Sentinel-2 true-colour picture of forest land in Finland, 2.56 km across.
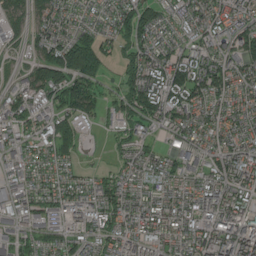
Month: July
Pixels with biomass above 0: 85%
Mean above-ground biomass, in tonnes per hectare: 70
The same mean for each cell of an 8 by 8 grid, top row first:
56 64 35 64 99 48 70 63
30 123 136 52 87 52 73 82
34 140 128 26 126 124 139 66
85 76 95 41 97 99 56 58
55 58 34 26 49 49 42 61
43 42 29 45 46 55 67 84
69 59 71 80 75 64 102 82
61 48 61 63 81 52 101 124
